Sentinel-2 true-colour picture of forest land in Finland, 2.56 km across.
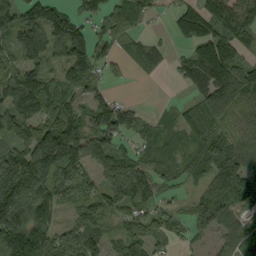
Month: September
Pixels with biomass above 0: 82%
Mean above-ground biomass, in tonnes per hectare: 87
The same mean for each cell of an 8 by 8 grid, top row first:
75 105 46 68 42 67 112 116
72 119 84 60 72 17 129 92
111 81 80 22 15 21 106 163
124 107 87 108 26 43 135 130
70 136 145 85 42 46 92 87
223 116 93 126 119 46 75 143
143 89 71 81 77 27 84 50
172 119 91 44 102 34 32 99
